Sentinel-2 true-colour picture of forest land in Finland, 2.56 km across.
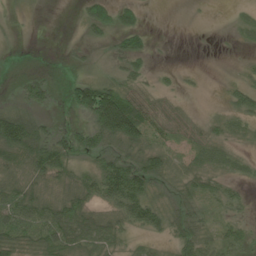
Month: June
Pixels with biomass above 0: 61%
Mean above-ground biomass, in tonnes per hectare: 40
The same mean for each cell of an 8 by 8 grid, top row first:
2 0 18 57 19 0 1 10
0 0 10 19 35 0 0 4
8 23 40 42 27 8 2 13
51 17 48 165 79 22 7 39
121 90 51 61 66 27 40 16
39 73 50 92 82 33 47 19
101 71 72 46 86 42 27 17
73 84 70 48 19 39 42 32
